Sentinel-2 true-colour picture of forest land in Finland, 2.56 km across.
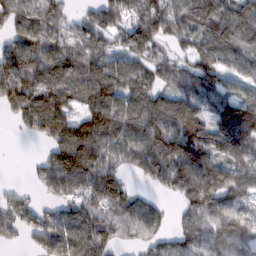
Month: February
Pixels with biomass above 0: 83%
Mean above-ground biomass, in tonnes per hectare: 91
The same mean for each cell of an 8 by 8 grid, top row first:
93 87 45 98 110 95 107 124
111 78 88 69 83 48 76 95
105 85 87 130 84 71 63 61
54 130 77 140 114 128 62 123
1 68 213 112 114 130 114 145
0 86 143 104 48 110 139 82
98 46 99 114 86 29 110 74
26 103 124 71 65 60 78 78
